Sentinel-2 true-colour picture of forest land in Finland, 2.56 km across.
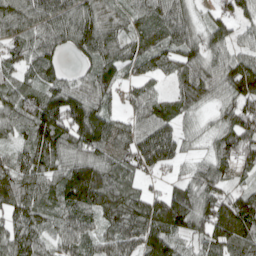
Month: April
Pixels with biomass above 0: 90%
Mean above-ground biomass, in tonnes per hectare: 89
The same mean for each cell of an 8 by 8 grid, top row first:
106 115 105 53 78 96 34 54
79 89 79 84 80 85 78 56
66 80 42 73 65 66 93 139
107 143 139 64 88 74 29 103
55 119 110 110 115 94 37 106
107 97 139 99 54 28 98 42
97 77 116 114 106 126 118 139
103 70 93 86 109 80 99 121
